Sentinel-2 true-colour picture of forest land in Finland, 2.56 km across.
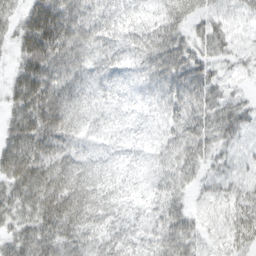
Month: March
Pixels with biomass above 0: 92%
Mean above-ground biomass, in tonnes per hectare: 50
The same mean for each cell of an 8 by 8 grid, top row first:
32 106 70 47 40 59 34 25
37 90 67 42 57 64 43 24
46 81 48 27 32 67 52 13
51 103 44 24 17 50 54 42
67 80 35 20 19 53 43 25
74 86 74 36 27 51 24 31
47 77 85 51 34 51 18 56
48 66 65 58 49 73 17 42
